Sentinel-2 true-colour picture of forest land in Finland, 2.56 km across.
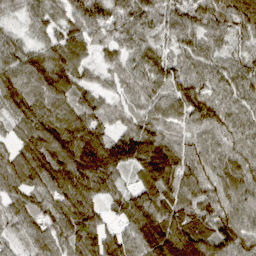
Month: March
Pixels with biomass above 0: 97%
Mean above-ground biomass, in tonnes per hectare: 96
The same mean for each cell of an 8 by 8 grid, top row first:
38 76 90 83 86 92 105 123
75 92 86 55 79 70 82 66
118 117 74 39 76 91 89 95
94 90 93 57 65 83 108 78
70 124 125 91 117 80 89 80
102 137 135 93 89 115 94 106
94 104 141 59 151 140 101 100
56 100 135 102 138 152 123 106
